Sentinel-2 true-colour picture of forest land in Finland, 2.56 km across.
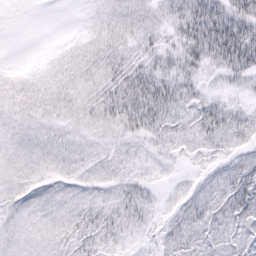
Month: February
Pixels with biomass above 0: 87%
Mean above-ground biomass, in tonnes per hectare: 16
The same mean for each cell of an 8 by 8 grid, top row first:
0 0 2 9 12 21 52 46
0 1 7 12 14 20 47 57
7 9 11 18 33 33 12 22
9 11 12 21 38 23 26 18
10 10 9 11 13 16 19 16
10 10 10 10 10 5 12 28
10 9 12 13 13 9 19 25
9 9 14 9 5 13 15 13
